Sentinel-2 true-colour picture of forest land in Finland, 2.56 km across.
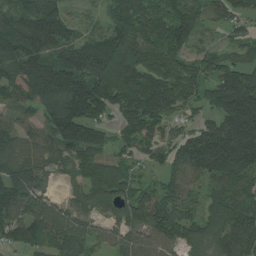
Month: July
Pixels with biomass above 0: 90%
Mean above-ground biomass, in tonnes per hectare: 116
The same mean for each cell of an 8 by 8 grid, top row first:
92 125 24 84 132 118 76 73
118 98 113 135 143 127 50 57
102 141 167 201 171 151 107 166
60 114 171 101 199 84 61 239
79 98 148 81 98 102 198 256
141 61 80 135 39 104 143 184
103 111 76 86 134 108 85 117
78 101 143 76 111 99 104 163
